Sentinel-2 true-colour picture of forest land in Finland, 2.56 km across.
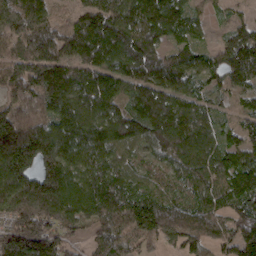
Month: March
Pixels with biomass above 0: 93%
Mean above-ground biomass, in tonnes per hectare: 133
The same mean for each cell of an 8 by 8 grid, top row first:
174 102 97 142 166 148 38 35
118 181 151 167 184 91 48 186
146 196 125 126 147 137 87 106
129 118 155 110 153 162 78 64
241 191 128 129 89 158 105 93
202 200 132 141 71 77 119 145
172 173 150 157 175 140 119 118
194 172 48 128 119 105 121 161
